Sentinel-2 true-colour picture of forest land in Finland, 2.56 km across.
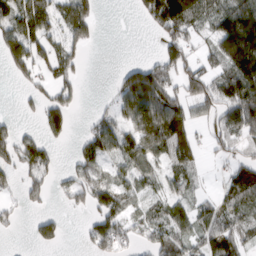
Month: March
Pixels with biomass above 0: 60%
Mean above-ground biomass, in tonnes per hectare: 67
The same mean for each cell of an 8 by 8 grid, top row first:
112 100 85 0 49 151 72 154
118 71 42 0 0 79 38 211
30 44 29 11 158 65 78 164
10 87 10 38 166 128 46 140
83 54 32 85 129 109 22 54
44 53 66 58 58 51 7 84
24 18 28 83 34 47 39 79
2 66 11 86 43 93 68 70
